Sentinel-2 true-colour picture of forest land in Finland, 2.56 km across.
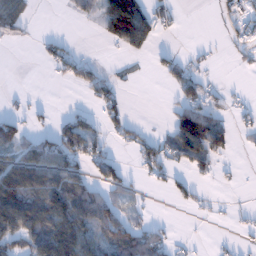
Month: January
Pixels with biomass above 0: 42%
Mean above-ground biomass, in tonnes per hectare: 42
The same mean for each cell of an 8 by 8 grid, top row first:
58 0 19 140 92 19 2 33
7 21 9 17 41 10 7 19
0 5 40 26 2 41 18 1
16 7 25 37 0 48 68 19
69 61 74 18 39 77 114 6
109 90 56 55 19 21 20 5
141 141 100 59 10 9 10 8
72 151 121 76 73 13 4 8
